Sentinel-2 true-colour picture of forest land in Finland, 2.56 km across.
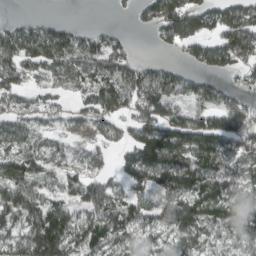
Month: March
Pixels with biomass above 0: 77%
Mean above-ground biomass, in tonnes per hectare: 78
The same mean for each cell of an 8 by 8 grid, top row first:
9 14 1 5 36 126 91 104
107 108 84 75 1 43 85 108
86 59 68 86 92 61 38 30
70 56 43 81 88 69 88 78
67 43 37 46 178 154 130 88
106 51 58 44 101 157 127 80
116 95 63 102 82 135 115 80
72 155 91 89 55 67 63 68
